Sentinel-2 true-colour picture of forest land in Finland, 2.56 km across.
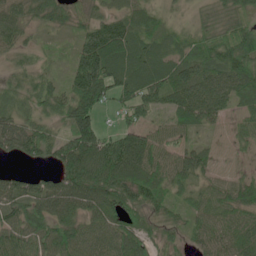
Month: June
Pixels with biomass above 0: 88%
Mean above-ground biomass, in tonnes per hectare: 62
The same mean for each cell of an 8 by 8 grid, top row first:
62 58 44 50 58 16 40 62
45 13 59 112 59 48 69 114
37 33 87 81 67 67 73 84
44 50 87 27 56 57 64 32
81 69 107 75 80 46 19 20
36 30 115 107 81 62 38 25
73 88 75 85 79 40 60 71
69 90 83 74 66 39 58 69
